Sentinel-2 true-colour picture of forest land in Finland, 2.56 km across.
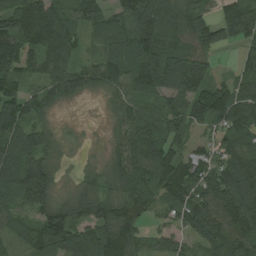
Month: August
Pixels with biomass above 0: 88%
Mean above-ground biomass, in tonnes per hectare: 105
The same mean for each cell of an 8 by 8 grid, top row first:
128 122 85 82 152 101 63 175
155 114 64 118 155 111 99 62
101 93 99 99 152 149 97 67
133 62 2 42 102 107 147 140
126 70 14 44 164 73 49 106
140 116 37 80 120 140 115 171
91 114 104 115 89 87 135 198
63 140 145 130 62 52 108 137
